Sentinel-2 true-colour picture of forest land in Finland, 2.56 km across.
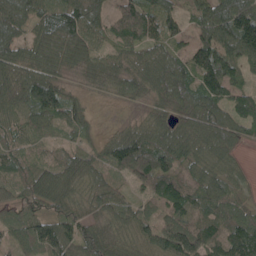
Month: May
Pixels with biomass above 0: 91%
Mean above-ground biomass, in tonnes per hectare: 76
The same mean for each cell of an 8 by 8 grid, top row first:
105 66 97 64 111 56 94 132
80 76 74 55 86 46 116 121
80 86 22 52 78 109 119 56
70 97 51 2 29 79 95 88
68 42 40 73 101 100 88 50
57 68 66 58 99 81 74 29
66 62 48 68 48 91 77 61
56 107 90 58 67 138 110 122
